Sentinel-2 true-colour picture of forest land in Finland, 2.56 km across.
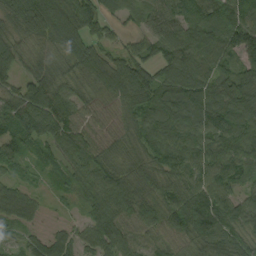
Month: September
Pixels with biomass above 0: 94%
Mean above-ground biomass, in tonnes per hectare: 77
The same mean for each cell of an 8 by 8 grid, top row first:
84 96 109 36 51 86 103 139
55 40 78 48 68 94 109 137
40 61 56 94 102 121 91 94
80 101 63 47 93 129 129 117
78 58 73 60 80 98 91 113
29 24 58 82 74 78 82 58
68 15 27 91 84 84 101 72
32 69 55 107 60 57 83 64
